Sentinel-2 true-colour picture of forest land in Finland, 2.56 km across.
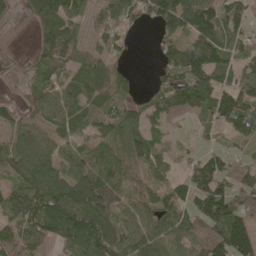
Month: May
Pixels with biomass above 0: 82%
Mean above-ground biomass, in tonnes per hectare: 82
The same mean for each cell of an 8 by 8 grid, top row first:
34 100 58 63 83 142 125 88
4 81 69 47 1 97 167 68
28 59 83 74 5 100 125 73
45 83 88 78 62 64 74 117
81 89 64 88 96 26 28 42
71 108 92 100 40 40 126 71
100 134 132 88 66 84 136 111
72 56 118 118 96 94 115 175
